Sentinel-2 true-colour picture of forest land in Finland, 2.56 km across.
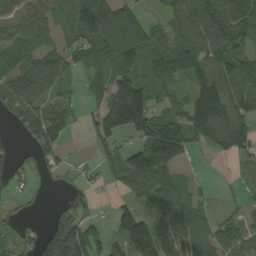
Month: September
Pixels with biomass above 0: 74%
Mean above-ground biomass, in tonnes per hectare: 88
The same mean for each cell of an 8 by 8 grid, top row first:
80 71 105 139 45 94 138 144
101 74 84 149 135 137 133 86
112 144 40 90 100 95 120 88
87 97 27 197 200 68 183 95
15 124 2 69 149 198 69 101
37 29 29 36 152 57 4 22
23 12 65 36 47 77 29 32
51 113 118 67 150 108 75 80
